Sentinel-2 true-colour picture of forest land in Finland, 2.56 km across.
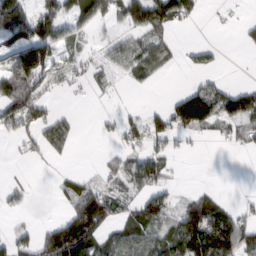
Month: February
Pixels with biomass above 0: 51%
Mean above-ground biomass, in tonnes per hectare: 46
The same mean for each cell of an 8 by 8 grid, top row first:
100 72 66 49 83 71 5 4
78 119 23 42 65 24 23 8
124 51 24 18 24 1 19 2
83 45 4 11 24 79 96 91
20 59 5 12 47 23 8 27
5 1 27 31 77 8 0 0
18 0 107 52 79 41 87 19
54 54 154 58 69 82 116 92
